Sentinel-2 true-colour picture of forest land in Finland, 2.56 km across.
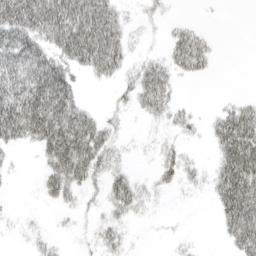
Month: April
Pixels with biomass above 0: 53%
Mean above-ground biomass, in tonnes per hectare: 33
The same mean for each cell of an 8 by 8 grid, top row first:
82 81 79 52 10 3 1 0
64 45 87 67 7 35 25 0
73 81 18 26 45 23 8 0
92 89 50 12 22 20 6 44
29 59 84 33 4 12 13 91
4 32 54 32 8 24 17 94
2 6 14 27 14 1 4 90
2 10 5 23 1 5 0 58
